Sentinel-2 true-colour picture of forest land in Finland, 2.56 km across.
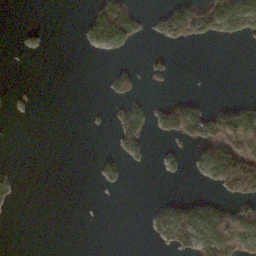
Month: November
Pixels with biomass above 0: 23%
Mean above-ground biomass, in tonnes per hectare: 24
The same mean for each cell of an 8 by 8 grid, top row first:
0 0 6 85 21 68 84 113
3 5 3 43 2 14 2 2
0 0 0 32 18 8 0 0
1 0 0 18 38 81 51 71
0 0 0 11 36 20 67 95
10 0 0 22 0 10 48 146
5 0 0 0 2 44 45 44
0 0 0 0 3 43 65 66
